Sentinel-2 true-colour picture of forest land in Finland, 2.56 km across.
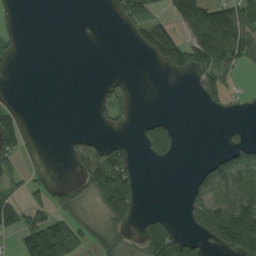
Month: August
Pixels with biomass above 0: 36%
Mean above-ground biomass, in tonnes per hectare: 48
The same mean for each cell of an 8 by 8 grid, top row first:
13 0 0 12 48 67 116 89
17 0 0 0 46 96 131 93
0 0 0 19 0 4 48 17
49 0 0 41 4 3 10 7
74 2 25 33 55 49 0 35
38 22 36 146 10 0 75 93
79 66 34 140 14 1 107 135
40 223 84 46 91 122 66 182
